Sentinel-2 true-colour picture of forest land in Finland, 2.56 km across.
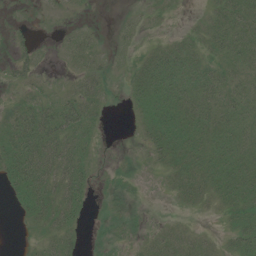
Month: July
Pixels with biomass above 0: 66%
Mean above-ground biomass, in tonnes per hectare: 21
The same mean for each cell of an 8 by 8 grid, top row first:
3 3 3 1 6 3 18 37
14 2 22 6 11 25 19 32
17 4 25 9 37 41 27 19
21 33 42 2 23 44 28 21
44 48 30 0 14 42 32 25
40 42 32 8 3 27 37 33
11 38 21 12 3 7 14 30
1 20 14 9 13 29 14 28
